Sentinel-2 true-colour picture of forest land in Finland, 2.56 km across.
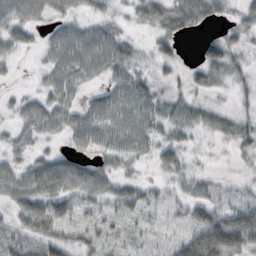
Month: October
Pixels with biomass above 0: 80%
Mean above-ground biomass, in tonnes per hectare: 35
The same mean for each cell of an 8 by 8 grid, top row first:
48 30 22 17 35 46 30 20
28 32 70 56 11 24 40 18
4 30 45 35 29 13 32 23
21 47 39 62 50 31 27 22
27 13 33 49 38 32 8 40
45 68 57 35 11 20 13 10
39 57 33 27 31 21 51 44
35 50 29 21 18 32 101 82
